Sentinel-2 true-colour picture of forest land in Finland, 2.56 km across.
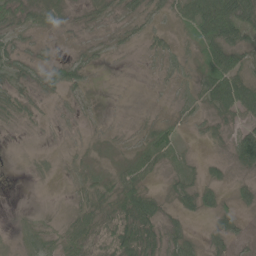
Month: June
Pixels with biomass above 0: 73%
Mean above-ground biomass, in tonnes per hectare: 22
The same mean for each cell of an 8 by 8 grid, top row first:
26 29 10 14 22 22 73 58
19 6 7 10 10 12 38 43
22 26 24 1 1 9 42 51
31 6 10 1 3 8 21 45
3 2 9 11 28 19 10 76
1 4 14 25 35 16 16 10
1 4 27 46 61 20 23 20
6 27 49 48 60 30 17 11
